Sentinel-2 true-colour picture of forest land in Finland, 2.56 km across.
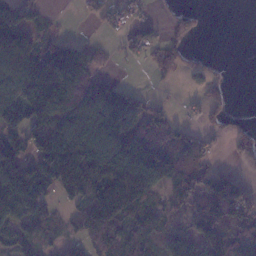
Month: January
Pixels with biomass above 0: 65%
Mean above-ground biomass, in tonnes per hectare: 86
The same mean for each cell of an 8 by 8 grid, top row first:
130 17 20 46 13 21 4 0
229 72 75 11 55 75 2 0
150 217 130 10 2 31 59 0
117 129 125 165 95 18 54 7
100 119 196 141 140 121 40 65
138 143 140 151 183 129 117 38
154 51 69 181 94 49 122 130
92 39 45 87 92 70 87 113
